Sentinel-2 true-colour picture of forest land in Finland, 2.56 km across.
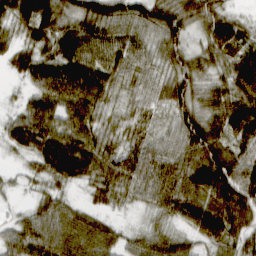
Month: March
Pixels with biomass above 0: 94%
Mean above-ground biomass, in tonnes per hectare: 60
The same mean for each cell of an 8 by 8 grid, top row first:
65 82 72 78 69 80 72 29
42 56 73 73 48 58 62 61
18 75 92 54 38 61 48 86
29 75 77 25 26 56 63 96
39 81 93 37 45 57 107 69
14 51 59 68 63 79 102 82
14 49 32 21 28 66 89 88
65 73 73 48 49 47 59 55
